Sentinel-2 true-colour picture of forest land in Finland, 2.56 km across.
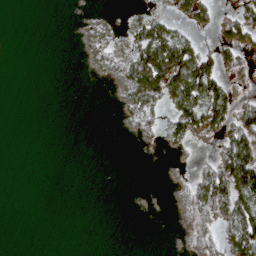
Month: April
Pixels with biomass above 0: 30%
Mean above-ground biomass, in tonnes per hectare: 32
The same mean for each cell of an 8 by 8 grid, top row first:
0 0 2 3 31 35 35 53
0 0 3 20 112 135 24 59
0 0 0 12 138 127 126 23
0 0 0 2 70 73 119 66
0 0 0 0 7 31 9 114
0 0 0 0 0 8 71 162
0 0 0 0 0 23 76 119
0 0 0 0 0 7 37 116
